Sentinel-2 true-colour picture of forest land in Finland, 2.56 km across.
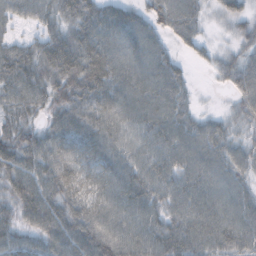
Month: October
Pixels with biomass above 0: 93%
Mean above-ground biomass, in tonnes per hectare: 66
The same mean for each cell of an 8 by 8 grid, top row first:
38 48 75 69 54 82 25 41
49 73 83 74 74 27 21 40
79 73 97 75 79 59 7 67
62 56 74 71 79 70 17 45
82 73 63 67 66 87 80 47
80 75 71 69 78 78 80 53
62 83 63 73 76 67 77 73
57 65 76 85 81 78 78 77
